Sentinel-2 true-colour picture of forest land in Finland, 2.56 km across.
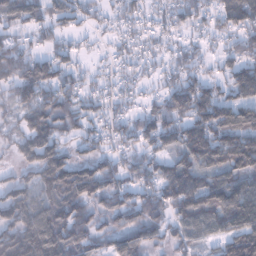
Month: January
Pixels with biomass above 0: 85%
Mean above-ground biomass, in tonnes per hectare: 83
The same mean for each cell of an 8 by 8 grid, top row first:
90 77 49 40 52 61 59 115
77 51 33 34 43 41 34 80
96 101 49 38 44 74 64 116
60 102 65 50 62 115 132 112
49 111 50 51 71 92 149 127
44 108 114 80 71 143 91 98
108 94 88 73 107 112 133 145
126 152 87 79 87 56 56 141
